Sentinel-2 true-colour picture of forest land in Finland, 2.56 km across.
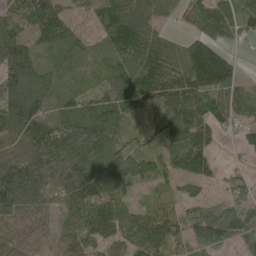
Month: May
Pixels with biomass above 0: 89%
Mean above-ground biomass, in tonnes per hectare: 85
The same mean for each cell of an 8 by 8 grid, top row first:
91 141 26 104 85 36 110 82
135 58 48 82 115 68 113 22
141 83 28 77 119 103 165 44
145 78 69 119 55 116 94 62
81 125 136 109 43 86 60 30
169 149 192 135 88 62 55 30
111 76 101 84 44 49 41 46
69 47 66 71 91 53 64 49
